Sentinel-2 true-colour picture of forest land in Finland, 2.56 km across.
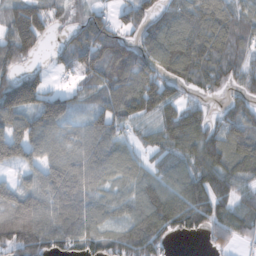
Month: November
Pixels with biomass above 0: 83%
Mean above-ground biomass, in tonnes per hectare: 95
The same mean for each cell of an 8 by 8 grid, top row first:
120 88 45 60 81 117 147 91
133 25 116 129 89 132 122 75
66 40 58 109 132 96 85 67
95 116 38 102 103 107 45 88
139 71 64 82 49 109 134 122
38 91 102 65 77 93 130 107
130 91 87 61 127 152 139 103
165 122 99 98 168 38 49 58
